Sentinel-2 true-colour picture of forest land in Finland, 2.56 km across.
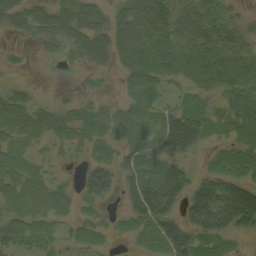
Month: September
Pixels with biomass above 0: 81%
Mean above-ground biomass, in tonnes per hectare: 60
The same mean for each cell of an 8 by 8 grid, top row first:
54 67 88 44 120 105 93 34
11 32 68 76 97 98 101 75
10 2 9 13 77 46 66 90
85 43 34 28 44 59 45 76
57 26 33 34 54 100 28 48
66 38 33 76 88 98 57 68
61 75 23 11 115 61 152 193
63 38 39 16 38 104 54 18
